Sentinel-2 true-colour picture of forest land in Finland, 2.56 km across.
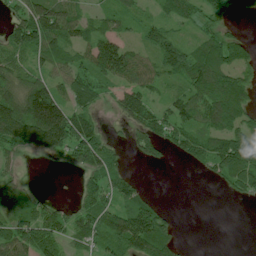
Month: July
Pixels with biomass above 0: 71%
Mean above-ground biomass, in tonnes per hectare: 68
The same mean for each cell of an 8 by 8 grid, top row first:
59 140 62 43 29 51 43 23
67 89 60 101 52 90 79 68
81 74 74 66 67 48 113 76
157 212 84 21 87 69 107 94
91 146 139 36 75 51 82 135
39 0 47 69 7 0 24 123
74 56 52 64 79 6 0 3
96 95 63 81 117 34 0 7
